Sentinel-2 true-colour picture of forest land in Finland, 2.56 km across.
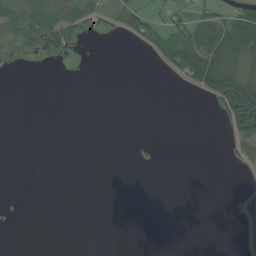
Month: August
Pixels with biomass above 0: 20%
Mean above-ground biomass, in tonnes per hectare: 12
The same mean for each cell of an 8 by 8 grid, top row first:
56 57 37 18 32 19 26 38
18 32 8 0 10 35 62 65
0 0 0 0 0 3 60 58
0 0 0 0 0 0 1 86
0 0 0 0 2 0 0 24
0 0 0 0 0 0 0 1
0 0 0 0 0 0 0 21
0 0 0 0 0 0 0 8
